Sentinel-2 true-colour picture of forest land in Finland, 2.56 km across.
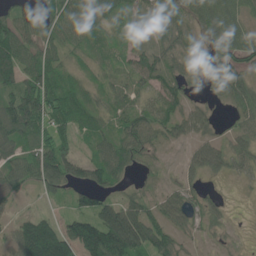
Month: June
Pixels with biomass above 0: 76%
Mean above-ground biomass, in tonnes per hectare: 66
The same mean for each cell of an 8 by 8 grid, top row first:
74 63 94 56 32 61 76 56
122 72 47 37 43 54 36 83
106 86 42 43 60 54 31 75
161 109 85 52 67 58 33 53
85 92 34 75 69 27 59 44
68 108 57 77 17 27 35 23
24 13 57 82 60 70 40 1
106 190 199 164 105 55 17 6
